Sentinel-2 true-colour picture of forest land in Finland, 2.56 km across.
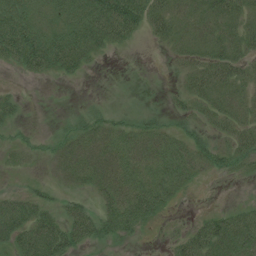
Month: July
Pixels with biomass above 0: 65%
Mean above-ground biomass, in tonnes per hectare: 39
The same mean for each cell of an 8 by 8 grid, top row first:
91 35 67 98 76 41 43 41
113 100 81 28 3 24 37 38
4 15 11 0 5 8 60 40
22 0 14 17 19 21 35 32
17 16 50 52 54 47 36 49
5 11 46 59 50 55 20 22
55 36 33 54 82 15 5 20
58 101 48 35 5 25 74 68
